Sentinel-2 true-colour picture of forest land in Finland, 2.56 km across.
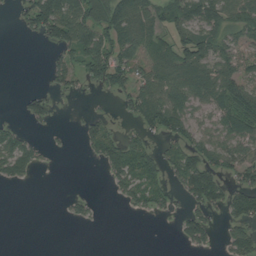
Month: August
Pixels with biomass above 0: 50%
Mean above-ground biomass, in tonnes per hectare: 44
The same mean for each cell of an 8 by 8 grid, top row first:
20 116 104 91 70 63 77 71
0 26 96 80 54 64 68 45
0 22 37 74 54 82 82 61
5 31 5 10 78 77 41 84
66 10 17 59 44 44 51 61
55 0 0 42 78 47 92 46
0 0 20 1 36 21 57 68
0 0 0 0 0 14 41 70
